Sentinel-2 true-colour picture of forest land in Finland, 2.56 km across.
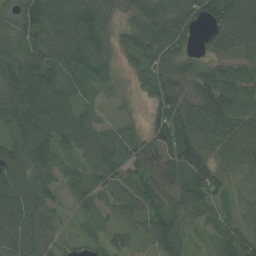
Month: July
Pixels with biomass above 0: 91%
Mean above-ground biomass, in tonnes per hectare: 75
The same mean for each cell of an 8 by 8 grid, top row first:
67 101 95 48 80 101 69 104
68 92 113 61 103 75 33 71
102 120 70 42 55 76 90 65
76 101 71 15 28 110 134 103
76 75 84 83 67 106 91 125
64 57 54 56 69 83 132 49
90 57 36 32 64 74 80 48
68 50 36 43 40 90 40 108
